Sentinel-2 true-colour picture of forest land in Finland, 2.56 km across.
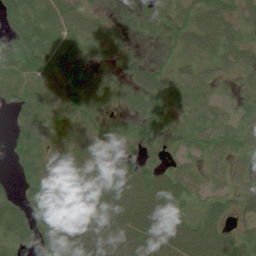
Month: July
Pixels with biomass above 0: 84%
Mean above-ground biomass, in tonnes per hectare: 47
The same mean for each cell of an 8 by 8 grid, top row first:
52 60 46 16 39 34 66 39
37 60 51 34 8 27 49 59
62 50 55 45 51 43 30 26
32 47 53 27 60 36 42 30
32 31 56 42 38 22 48 35
23 56 79 64 60 51 31 30
44 61 80 81 78 57 35 25
42 37 71 80 78 76 70 43
